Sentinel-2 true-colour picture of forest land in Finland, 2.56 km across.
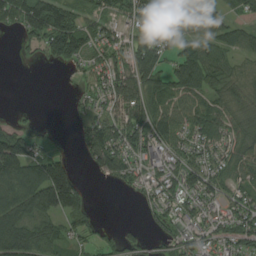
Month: August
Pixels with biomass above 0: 73%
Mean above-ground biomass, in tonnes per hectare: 70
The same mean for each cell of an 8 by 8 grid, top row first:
83 165 78 72 106 111 79 71
17 86 98 59 98 66 85 56
0 0 15 66 96 96 94 65
6 0 24 58 112 77 77 61
125 18 47 103 78 68 63 58
137 175 40 76 41 62 73 57
122 133 92 0 23 44 37 57
174 109 44 52 36 44 40 68
